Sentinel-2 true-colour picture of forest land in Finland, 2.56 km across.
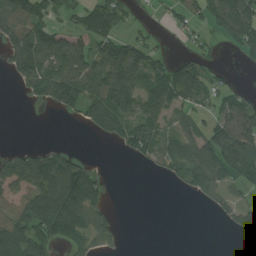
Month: August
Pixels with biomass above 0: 57%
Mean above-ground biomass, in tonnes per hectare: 66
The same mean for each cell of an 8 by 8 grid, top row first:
107 59 55 93 6 32 69 149
110 92 71 103 59 4 26 63
39 123 129 143 81 105 46 3
0 14 87 171 95 39 31 90
9 18 0 35 101 70 121 162
83 123 128 4 4 46 109 105
62 194 137 20 0 0 14 54
127 97 73 30 0 0 0 15
